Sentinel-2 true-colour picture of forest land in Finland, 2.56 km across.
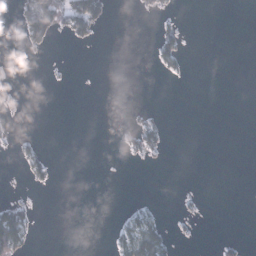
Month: January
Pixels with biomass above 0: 12%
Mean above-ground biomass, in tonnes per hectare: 8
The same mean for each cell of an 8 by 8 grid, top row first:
15 78 75 9 3 4 0 0
2 12 4 0 0 26 0 0
0 1 0 0 0 3 0 0
2 0 0 0 6 0 0 0
8 2 0 0 22 0 0 0
1 17 0 0 0 0 0 0
41 0 0 0 12 3 1 0
76 0 0 14 75 8 0 5
